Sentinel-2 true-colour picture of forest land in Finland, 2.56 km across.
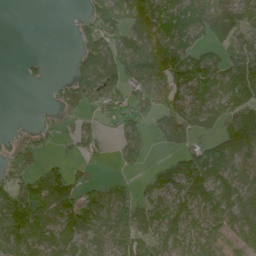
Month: June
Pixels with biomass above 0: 68%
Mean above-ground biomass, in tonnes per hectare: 72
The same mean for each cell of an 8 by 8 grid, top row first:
0 0 20 107 130 104 114 89
0 0 52 99 115 113 62 66
2 18 85 96 117 99 99 120
0 6 43 62 67 97 89 83
42 26 44 19 54 83 59 118
70 87 34 20 24 102 102 58
128 152 135 103 81 88 96 88
109 91 65 78 67 79 78 62
